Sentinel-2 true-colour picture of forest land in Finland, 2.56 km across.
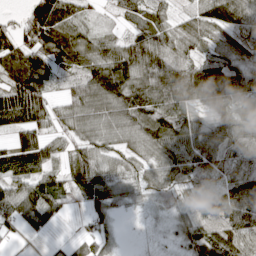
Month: April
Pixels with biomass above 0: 87%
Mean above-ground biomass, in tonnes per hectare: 71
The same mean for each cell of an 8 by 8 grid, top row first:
23 131 58 20 63 42 83 97
97 99 98 75 122 77 53 78
91 64 58 112 102 118 140 84
102 66 74 91 89 83 64 81
62 62 60 61 75 85 67 67
81 67 108 71 50 87 53 57
85 82 25 60 19 39 43 119
16 13 37 27 4 31 88 95
